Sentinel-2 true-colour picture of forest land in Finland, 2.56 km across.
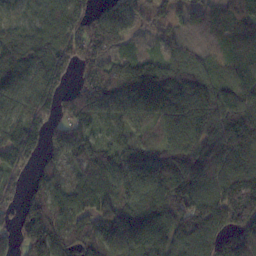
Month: November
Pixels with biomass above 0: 91%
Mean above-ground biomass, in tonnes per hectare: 109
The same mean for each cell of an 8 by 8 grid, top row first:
40 66 102 93 91 61 68 126
111 113 114 56 34 73 75 106
94 145 74 122 165 131 134 108
85 119 125 78 104 122 138 142
156 95 125 86 68 128 132 145
89 68 79 130 128 157 129 97
77 121 91 136 170 132 135 151
78 167 90 107 142 130 123 107
